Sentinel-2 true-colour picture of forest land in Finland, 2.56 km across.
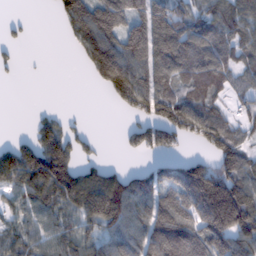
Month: February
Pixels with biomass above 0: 70%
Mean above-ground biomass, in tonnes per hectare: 88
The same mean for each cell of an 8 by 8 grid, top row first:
6 2 144 152 114 99 75 99
22 0 66 133 141 126 95 62
6 1 1 171 102 70 79 39
0 19 3 9 77 112 76 43
54 143 51 1 83 57 73 72
146 207 127 90 75 102 148 130
67 89 124 187 99 129 173 183
71 83 92 90 109 175 151 111
